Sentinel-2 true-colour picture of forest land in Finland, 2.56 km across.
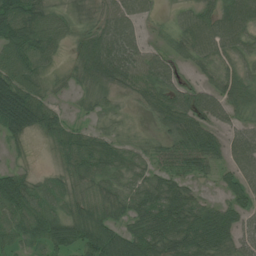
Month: July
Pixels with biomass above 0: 88%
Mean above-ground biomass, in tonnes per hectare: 53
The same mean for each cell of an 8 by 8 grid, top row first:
75 51 30 59 37 25 55 79
65 50 46 88 43 43 63 49
70 30 34 60 67 48 31 59
107 52 14 25 25 79 59 45
19 22 60 47 25 61 68 56
41 27 52 56 41 57 28 54
59 55 51 53 68 82 43 49
45 64 67 85 91 87 84 56
